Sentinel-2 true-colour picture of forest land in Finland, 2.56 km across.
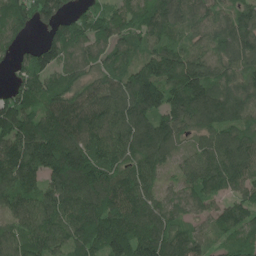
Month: June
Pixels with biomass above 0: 94%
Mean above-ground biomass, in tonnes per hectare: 128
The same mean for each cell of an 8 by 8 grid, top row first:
116 123 68 93 104 144 110 122
69 125 91 106 101 115 127 156
63 116 106 104 190 173 159 120
162 130 136 133 161 156 146 111
154 188 164 139 141 89 94 123
160 125 209 132 126 65 143 110
95 125 156 162 140 104 78 105
105 134 136 186 201 161 88 85
